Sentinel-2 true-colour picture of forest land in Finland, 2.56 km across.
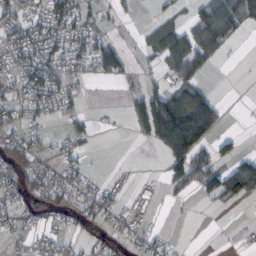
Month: October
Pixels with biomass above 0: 44%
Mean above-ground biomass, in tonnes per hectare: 29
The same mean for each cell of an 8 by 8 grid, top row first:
28 54 41 10 2 19 60 60
39 42 36 47 17 87 58 2
26 58 20 21 16 38 14 0
24 28 17 2 51 136 99 0
40 15 14 0 8 110 45 15
31 32 21 5 2 55 40 63
24 31 30 25 11 2 5 5
9 18 8 18 22 4 0 3
